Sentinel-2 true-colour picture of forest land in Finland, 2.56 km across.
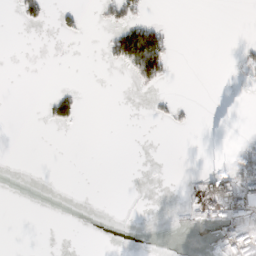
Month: February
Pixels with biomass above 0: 11%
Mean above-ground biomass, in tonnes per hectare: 12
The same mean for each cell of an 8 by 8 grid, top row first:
9 15 13 25 17 0 0 0
0 0 0 42 137 7 0 6
0 0 0 0 41 3 0 2
0 21 25 0 1 11 0 0
0 0 0 0 0 0 0 13
0 0 0 0 0 0 32 104
0 0 0 0 0 4 29 105
0 0 0 0 0 17 7 87
